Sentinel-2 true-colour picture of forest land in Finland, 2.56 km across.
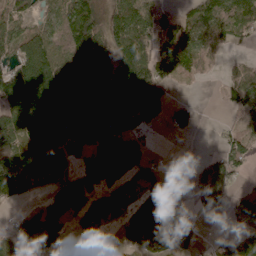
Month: April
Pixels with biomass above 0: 68%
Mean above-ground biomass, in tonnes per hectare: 82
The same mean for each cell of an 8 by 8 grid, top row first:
65 34 121 85 84 52 92 106
95 101 133 84 101 166 74 20
178 164 131 128 155 77 11 77
164 157 126 153 135 49 0 52
94 124 53 156 47 1 1 65
119 79 78 89 66 3 66 37
26 76 99 104 98 82 39 62
94 76 22 11 92 66 10 57
